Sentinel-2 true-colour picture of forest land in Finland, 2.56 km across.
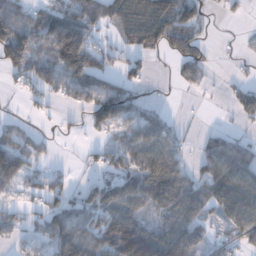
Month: December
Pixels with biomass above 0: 64%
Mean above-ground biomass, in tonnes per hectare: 71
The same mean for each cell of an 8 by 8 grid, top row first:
78 95 111 87 153 136 22 14
162 95 156 36 91 83 27 8
37 78 118 48 33 28 20 15
5 14 31 116 58 6 1 37
81 20 8 44 102 52 46 60
100 55 12 60 110 106 81 122
31 68 86 120 85 128 79 110
28 74 137 148 182 138 49 54
